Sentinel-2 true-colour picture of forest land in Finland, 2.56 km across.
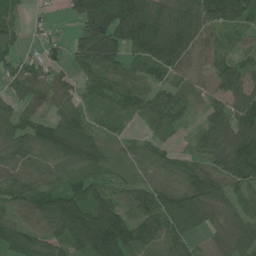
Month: June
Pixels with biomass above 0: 88%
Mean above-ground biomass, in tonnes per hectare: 77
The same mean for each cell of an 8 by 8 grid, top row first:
38 12 89 209 143 92 96 87
40 35 90 130 122 144 45 44
60 61 49 77 64 52 29 75
59 60 49 34 56 67 42 70
55 72 102 46 37 17 69 122
53 38 66 54 51 61 73 96
60 90 133 121 93 145 86 39
122 84 125 208 102 94 24 87
